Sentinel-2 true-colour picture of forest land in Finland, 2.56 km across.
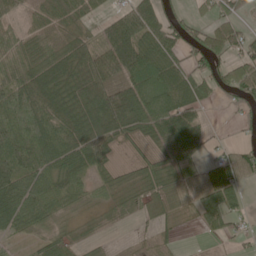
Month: May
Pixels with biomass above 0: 75%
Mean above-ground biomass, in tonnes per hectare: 51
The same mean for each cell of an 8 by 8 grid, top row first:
33 38 44 33 74 30 33 26
56 37 59 75 75 51 73 54
74 65 69 85 64 65 48 81
71 87 70 129 73 76 9 17
65 65 89 58 40 73 21 28
76 67 53 30 36 56 61 56
82 60 27 24 26 37 75 27
19 43 18 4 10 14 11 17
